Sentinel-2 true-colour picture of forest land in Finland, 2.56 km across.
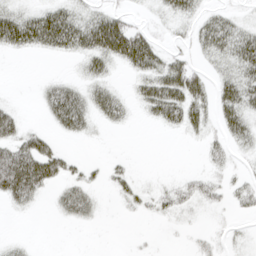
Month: April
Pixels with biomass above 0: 46%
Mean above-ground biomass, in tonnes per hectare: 22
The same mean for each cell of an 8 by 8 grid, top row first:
34 40 24 33 4 21 18 10
30 30 38 67 61 10 26 43
0 9 14 14 32 58 24 37
22 25 48 36 14 43 26 41
43 27 3 1 0 0 14 17
99 54 17 14 3 5 15 8
17 4 32 2 12 21 9 11
5 0 0 0 2 1 10 5
